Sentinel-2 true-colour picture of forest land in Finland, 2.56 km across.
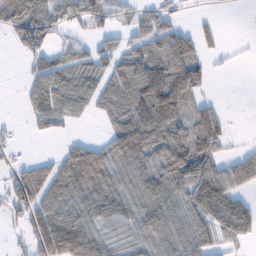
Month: February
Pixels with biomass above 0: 67%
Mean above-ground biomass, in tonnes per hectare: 61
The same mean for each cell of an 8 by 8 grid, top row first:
95 83 59 31 40 23 9 1
29 50 28 39 71 105 22 2
2 88 64 76 119 125 31 0
3 80 31 57 108 88 72 0
11 2 43 71 116 99 107 6
48 72 123 77 74 107 108 89
65 85 66 63 72 62 114 72
24 105 99 34 51 68 62 49
